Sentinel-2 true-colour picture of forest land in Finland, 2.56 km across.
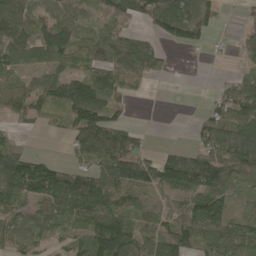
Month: May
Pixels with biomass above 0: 74%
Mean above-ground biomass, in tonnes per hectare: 85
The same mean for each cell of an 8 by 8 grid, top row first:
99 72 62 84 78 132 78 14
84 116 69 116 100 28 26 24
41 77 95 119 58 3 1 63
55 60 142 85 0 0 51 118
56 0 75 120 24 17 112 169
148 137 119 136 135 154 183 84
81 77 154 111 88 80 150 49
71 61 81 183 91 132 85 94
